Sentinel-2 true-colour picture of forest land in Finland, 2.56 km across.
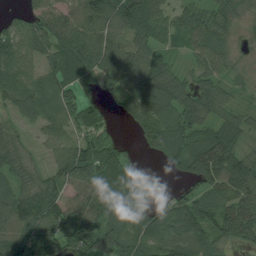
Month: July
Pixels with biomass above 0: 86%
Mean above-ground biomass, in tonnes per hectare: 82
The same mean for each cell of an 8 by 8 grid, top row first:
42 77 103 107 118 58 73 49
79 97 121 83 77 36 84 30
78 71 98 70 98 66 61 27
65 67 57 19 101 87 68 46
67 45 84 58 58 93 111 66
79 71 120 109 44 30 137 145
125 106 94 112 75 98 93 106
104 134 104 103 91 115 90 56
